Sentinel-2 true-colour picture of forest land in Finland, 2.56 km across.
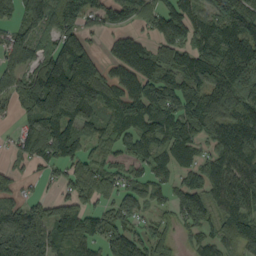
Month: September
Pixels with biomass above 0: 82%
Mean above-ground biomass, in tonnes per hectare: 111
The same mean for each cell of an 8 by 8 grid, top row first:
70 133 98 79 75 137 120 149
112 73 147 48 76 138 143 186
86 198 246 106 138 112 135 198
58 188 188 87 159 141 202 141
48 155 111 68 117 130 69 127
42 32 93 69 67 64 102 145
69 80 97 66 59 78 84 128
173 122 94 91 71 53 65 148
